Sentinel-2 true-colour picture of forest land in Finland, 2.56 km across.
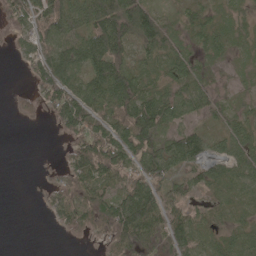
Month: May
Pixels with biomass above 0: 76%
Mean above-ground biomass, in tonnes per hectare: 59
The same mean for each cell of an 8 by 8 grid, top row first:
53 94 82 116 99 29 39 42
26 66 87 117 62 46 51 33
1 94 72 123 67 58 34 21
15 32 107 86 121 70 46 29
0 0 68 119 101 75 59 52
0 8 79 77 91 45 61 65
0 28 88 102 114 60 46 39
0 0 16 69 80 77 49 58
